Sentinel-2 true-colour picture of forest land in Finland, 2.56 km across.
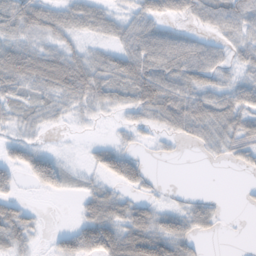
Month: November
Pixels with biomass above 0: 70%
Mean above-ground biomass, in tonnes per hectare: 44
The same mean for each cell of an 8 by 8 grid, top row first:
85 58 50 36 59 45 59 79
63 40 26 34 77 75 46 45
75 72 79 60 88 67 46 36
26 32 22 19 48 71 70 66
45 8 2 24 9 14 32 47
35 80 12 50 36 0 0 5
52 1 21 54 40 24 31 3
56 11 87 103 101 82 10 0
